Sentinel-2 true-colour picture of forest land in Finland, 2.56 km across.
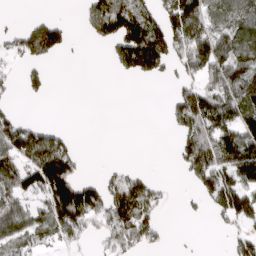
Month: March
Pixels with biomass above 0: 50%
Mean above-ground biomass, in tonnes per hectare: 76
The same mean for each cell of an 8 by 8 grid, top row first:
3 18 22 172 107 144 101 95
57 119 3 59 222 113 160 122
28 28 0 4 37 41 94 147
29 0 0 0 0 77 158 143
134 110 11 0 0 41 138 171
117 166 48 37 39 8 125 117
102 119 180 161 135 5 47 143
73 39 62 87 89 3 0 65
